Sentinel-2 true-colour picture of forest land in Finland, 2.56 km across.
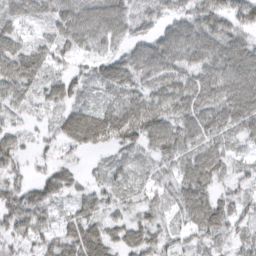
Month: March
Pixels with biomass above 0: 89%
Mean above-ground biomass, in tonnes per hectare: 52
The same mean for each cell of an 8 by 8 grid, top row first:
45 42 76 82 41 40 62 60
56 56 49 42 53 72 74 63
86 50 39 71 60 62 64 74
29 27 56 68 100 70 65 75
38 21 53 47 48 68 61 29
38 38 20 33 27 46 66 35
73 46 43 33 36 37 72 40
50 52 89 52 52 33 33 28
